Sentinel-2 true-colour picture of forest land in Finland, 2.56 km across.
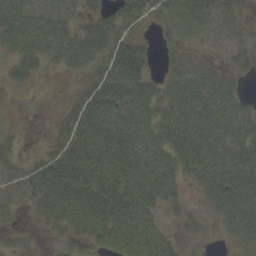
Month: September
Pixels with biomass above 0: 79%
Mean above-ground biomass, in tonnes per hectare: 38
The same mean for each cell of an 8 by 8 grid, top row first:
64 39 27 36 32 36 35 20
43 46 57 45 23 26 19 31
25 7 17 60 49 35 44 16
4 3 47 58 49 57 66 45
12 11 52 63 49 53 63 52
23 48 63 63 56 33 44 72
16 40 49 62 46 20 24 69
13 7 24 40 42 14 9 35
